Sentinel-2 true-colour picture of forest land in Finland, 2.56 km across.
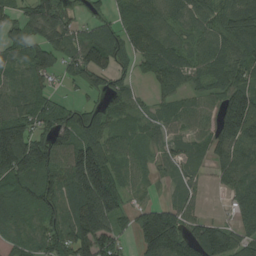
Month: August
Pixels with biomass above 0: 85%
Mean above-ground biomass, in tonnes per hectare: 83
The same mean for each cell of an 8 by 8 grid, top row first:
55 107 25 56 85 67 71 113
68 101 94 98 78 68 75 69
58 45 50 73 30 75 67 84
91 96 71 54 30 49 56 188
183 124 140 74 33 37 67 130
125 99 166 107 30 25 24 103
83 92 122 129 56 64 12 71
84 73 153 107 111 138 147 77
